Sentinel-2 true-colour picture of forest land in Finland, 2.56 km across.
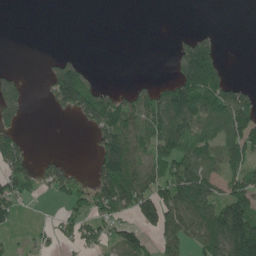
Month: May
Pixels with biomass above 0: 47%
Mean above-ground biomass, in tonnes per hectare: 68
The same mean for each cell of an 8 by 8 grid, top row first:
0 0 0 0 0 0 0 0
0 0 0 0 0 30 101 0
41 63 134 1 11 97 162 16
51 13 115 138 125 155 106 109
61 0 0 165 95 118 73 96
93 70 32 182 114 126 104 75
66 1 60 138 121 145 118 161
15 32 74 63 68 96 123 174
